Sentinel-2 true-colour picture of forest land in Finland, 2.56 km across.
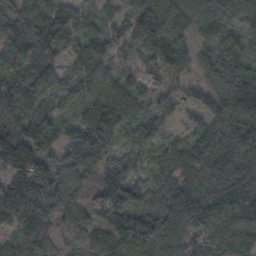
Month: October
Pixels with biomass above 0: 95%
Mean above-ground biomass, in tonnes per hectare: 104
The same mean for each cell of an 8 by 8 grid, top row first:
90 115 93 61 136 171 100 97
108 99 76 63 82 81 67 93
107 103 99 93 77 50 56 101
135 84 86 139 71 46 73 116
208 137 128 69 65 62 110 124
121 164 91 90 61 105 116 155
159 103 106 179 93 126 137 122
86 86 61 134 159 119 99 110
